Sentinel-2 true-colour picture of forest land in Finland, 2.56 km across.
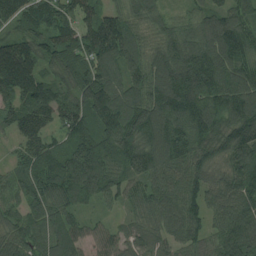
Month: August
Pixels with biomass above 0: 96%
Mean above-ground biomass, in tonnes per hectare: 111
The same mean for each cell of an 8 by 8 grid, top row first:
103 104 109 94 89 57 92 97
145 105 132 153 87 154 157 150
195 82 107 95 122 174 161 122
102 91 91 120 140 162 145 145
49 79 97 98 144 176 129 140
75 126 145 91 107 101 86 101
69 111 65 34 97 112 87 110
100 106 85 87 91 82 82 157
